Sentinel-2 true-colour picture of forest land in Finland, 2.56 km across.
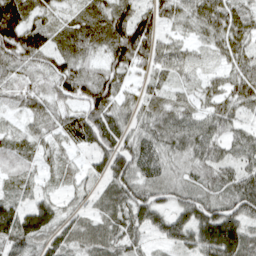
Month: April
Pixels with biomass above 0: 95%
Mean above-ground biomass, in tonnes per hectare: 63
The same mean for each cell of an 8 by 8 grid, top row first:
108 41 50 87 65 49 79 67
102 65 67 81 85 42 32 62
44 53 87 62 33 34 30 66
23 47 72 79 50 64 50 43
46 38 51 82 62 67 75 57
51 25 29 81 58 42 58 67
75 69 33 60 101 73 75 81
93 72 60 66 34 87 138 125
